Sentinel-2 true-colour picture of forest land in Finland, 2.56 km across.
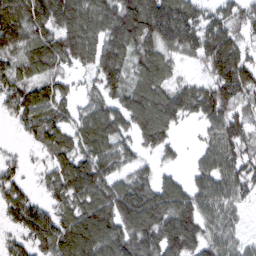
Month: March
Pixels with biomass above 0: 85%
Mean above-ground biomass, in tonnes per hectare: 99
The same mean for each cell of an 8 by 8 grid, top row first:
142 148 129 116 168 173 89 81
94 110 111 95 93 88 123 83
105 88 31 81 96 53 78 138
81 117 63 95 129 105 101 79
14 96 97 101 74 43 57 96
64 62 150 98 64 42 95 118
112 77 109 117 150 133 100 54
60 131 165 141 127 136 91 52
